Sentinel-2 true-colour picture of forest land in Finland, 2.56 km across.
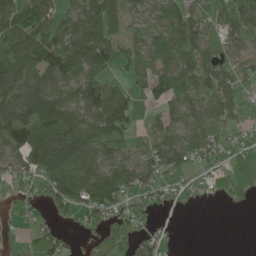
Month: June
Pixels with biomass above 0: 75%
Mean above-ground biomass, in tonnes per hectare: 63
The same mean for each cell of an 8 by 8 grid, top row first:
98 73 75 81 37 69 49 92
110 102 102 74 42 80 65 42
94 84 90 37 43 86 75 50
97 116 68 100 22 47 53 43
91 124 107 69 48 69 66 52
54 93 87 96 57 40 33 81
25 35 67 75 48 27 3 17
23 79 14 82 44 21 0 0
